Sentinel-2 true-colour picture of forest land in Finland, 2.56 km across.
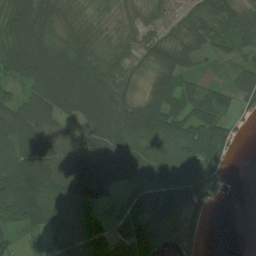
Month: July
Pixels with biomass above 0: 84%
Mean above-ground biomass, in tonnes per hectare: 69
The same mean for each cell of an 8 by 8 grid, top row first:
93 78 47 30 32 31 60 56
105 94 89 37 32 48 40 41
49 108 107 52 20 77 24 62
79 89 83 81 107 96 81 23
108 125 70 83 80 76 101 13
157 162 133 90 92 90 99 1
121 102 94 35 73 69 43 0
40 48 76 51 84 32 9 0
